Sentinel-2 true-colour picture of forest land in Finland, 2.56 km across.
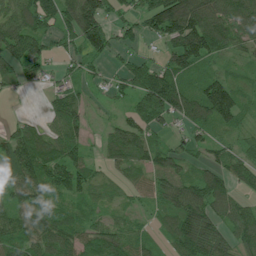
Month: July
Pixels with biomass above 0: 84%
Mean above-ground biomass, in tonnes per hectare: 69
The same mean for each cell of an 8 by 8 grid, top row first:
72 96 139 40 63 135 126 89
109 51 72 56 22 85 126 43
59 32 36 22 111 92 70 28
6 31 47 10 104 82 109 59
104 83 55 57 78 26 41 32
99 99 88 26 49 80 81 61
85 74 48 29 22 102 104 62
81 88 73 72 45 83 123 65
